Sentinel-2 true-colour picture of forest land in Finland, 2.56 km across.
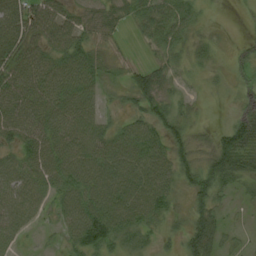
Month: August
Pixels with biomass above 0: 81%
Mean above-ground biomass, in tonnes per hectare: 44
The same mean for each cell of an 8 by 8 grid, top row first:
68 68 27 15 34 56 5 0
65 54 54 8 9 31 17 23
64 68 68 11 42 15 8 18
64 66 61 12 46 33 3 41
53 64 63 60 70 46 27 88
57 55 68 74 68 50 67 56
58 26 69 74 70 20 49 10
29 6 68 66 34 19 69 11
